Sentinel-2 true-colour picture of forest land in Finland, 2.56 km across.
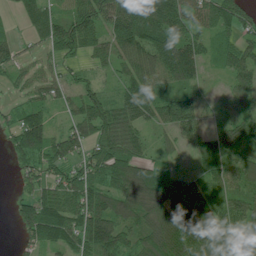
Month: July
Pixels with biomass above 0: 86%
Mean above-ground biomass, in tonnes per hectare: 73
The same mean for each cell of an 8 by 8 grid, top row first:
18 55 97 109 136 109 86 71
39 39 82 83 106 138 62 80
25 44 27 27 99 97 21 54
45 55 64 77 70 118 18 34
74 107 80 94 38 28 64 81
25 53 76 116 106 38 78 67
34 86 98 84 109 123 105 81
13 55 81 123 86 143 102 57
